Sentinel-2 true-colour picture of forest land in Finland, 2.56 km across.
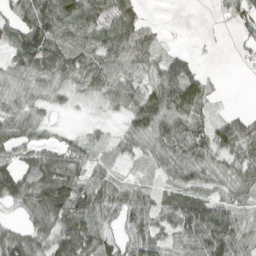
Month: April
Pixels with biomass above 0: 79%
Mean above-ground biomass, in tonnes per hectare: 60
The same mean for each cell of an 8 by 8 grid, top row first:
62 128 98 81 31 0 2 58
71 116 77 83 66 10 4 17
41 37 41 63 55 98 25 1
38 24 5 22 97 88 20 17
57 39 32 32 53 68 81 96
90 112 68 47 13 58 44 66
31 125 84 72 71 95 98 58
82 70 108 52 88 51 108 85
